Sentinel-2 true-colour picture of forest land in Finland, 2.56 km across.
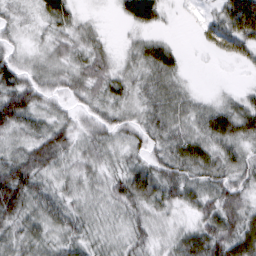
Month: March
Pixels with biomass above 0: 88%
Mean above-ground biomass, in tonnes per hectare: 40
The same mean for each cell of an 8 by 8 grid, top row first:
22 41 19 7 53 4 17 89
24 27 35 16 35 16 21 52
58 38 45 45 35 30 1 3
84 36 27 38 33 43 37 50
34 73 39 36 36 47 48 43
86 42 33 38 63 60 50 40
71 48 32 37 44 32 48 61
43 39 38 29 35 34 75 72
